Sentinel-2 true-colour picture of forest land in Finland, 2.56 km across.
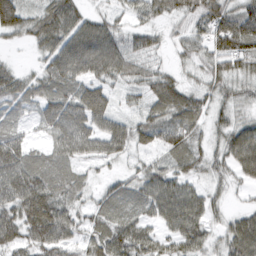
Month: March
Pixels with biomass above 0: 86%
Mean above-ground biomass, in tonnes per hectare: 54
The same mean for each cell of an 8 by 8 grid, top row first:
105 59 50 29 38 37 58 79
12 48 90 85 38 23 48 76
57 52 62 53 46 36 39 46
39 55 81 59 37 69 42 30
72 32 74 70 35 56 29 77
88 60 28 22 48 52 31 39
74 95 32 49 45 91 50 20
63 77 39 72 64 58 40 85
